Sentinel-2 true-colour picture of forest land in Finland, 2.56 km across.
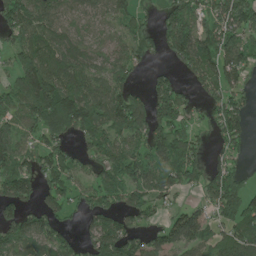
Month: June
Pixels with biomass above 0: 75%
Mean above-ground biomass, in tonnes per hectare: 99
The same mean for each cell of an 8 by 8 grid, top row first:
113 107 60 67 39 127 96 123
75 126 85 69 66 131 125 132
86 166 110 97 22 55 103 76
75 234 203 144 115 120 62 99
93 103 63 104 112 150 36 59
164 87 72 101 102 111 92 63
101 90 42 90 93 57 76 141
106 102 52 138 81 117 90 127
